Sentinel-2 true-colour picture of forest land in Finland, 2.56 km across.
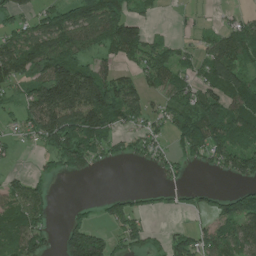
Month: June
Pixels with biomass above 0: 63%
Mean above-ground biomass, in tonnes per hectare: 76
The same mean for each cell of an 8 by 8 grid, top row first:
55 65 90 131 37 9 11 27
107 108 74 95 100 47 62 96
91 166 168 95 75 80 69 77
35 141 140 140 72 122 130 102
21 72 127 67 65 52 180 90
24 37 45 0 1 33 10 88
77 33 19 56 30 24 51 111
94 56 179 75 80 64 77 123
